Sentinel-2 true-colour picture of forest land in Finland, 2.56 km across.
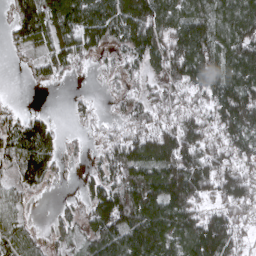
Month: April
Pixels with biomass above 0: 78%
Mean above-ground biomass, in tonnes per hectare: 88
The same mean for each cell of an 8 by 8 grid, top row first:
61 130 162 140 150 114 107 138
32 85 102 54 139 119 136 149
0 34 6 21 49 84 127 151
19 14 20 16 60 64 76 172
104 113 11 56 121 124 84 88
69 76 21 78 114 145 117 88
60 3 37 165 161 142 58 90
91 35 41 135 165 122 153 60
